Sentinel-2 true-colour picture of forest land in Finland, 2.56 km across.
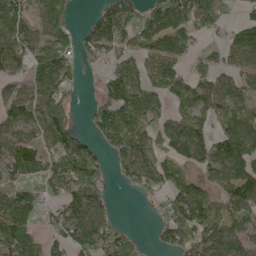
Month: May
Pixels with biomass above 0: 71%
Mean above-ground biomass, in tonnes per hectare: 92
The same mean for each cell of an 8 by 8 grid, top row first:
123 113 12 134 87 137 105 39
125 138 64 90 79 107 32 114
66 152 32 111 89 94 74 65
101 170 12 144 128 60 87 97
122 104 80 107 93 138 123 135
82 116 158 30 90 90 65 128
155 40 109 29 3 84 85 88
137 50 113 101 18 82 97 74
